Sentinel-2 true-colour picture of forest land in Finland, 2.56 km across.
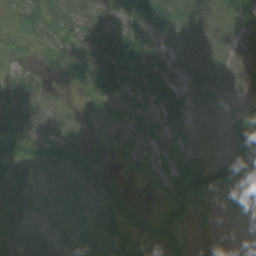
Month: July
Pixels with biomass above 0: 81%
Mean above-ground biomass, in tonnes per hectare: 34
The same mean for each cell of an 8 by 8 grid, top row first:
26 49 42 40 74 72 49 66
15 25 46 83 58 74 78 59
21 8 24 63 60 53 55 76
27 36 8 7 15 30 9 17
27 31 16 6 16 10 12 40
37 16 20 7 13 39 78 43
41 21 15 21 5 29 11 9
61 50 22 34 14 11 11 18
